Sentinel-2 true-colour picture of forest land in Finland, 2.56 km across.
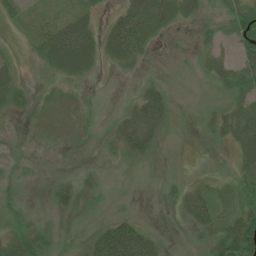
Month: July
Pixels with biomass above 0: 63%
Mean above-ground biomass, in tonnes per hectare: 20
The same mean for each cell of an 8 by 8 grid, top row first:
17 14 23 11 47 27 12 31
5 38 53 30 26 1 16 25
17 6 10 1 11 3 16 37
13 8 12 9 62 14 14 33
4 5 3 15 52 2 9 31
9 3 14 3 2 3 6 20
16 10 24 7 1 12 40 31
36 25 10 89 57 3 23 87
